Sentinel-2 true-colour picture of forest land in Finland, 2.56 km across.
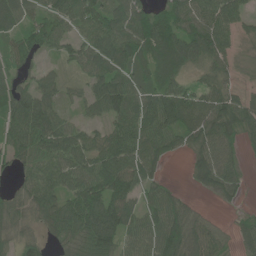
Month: June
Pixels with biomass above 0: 84%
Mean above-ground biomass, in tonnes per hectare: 70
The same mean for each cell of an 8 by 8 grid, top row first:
74 70 84 86 80 76 85 59
69 56 64 109 84 93 95 27
58 44 27 95 42 61 53 22
90 80 27 82 98 101 92 92
78 92 77 86 96 50 79 47
28 85 90 118 76 3 74 41
52 78 116 113 67 70 9 17
53 33 79 88 81 109 81 32
